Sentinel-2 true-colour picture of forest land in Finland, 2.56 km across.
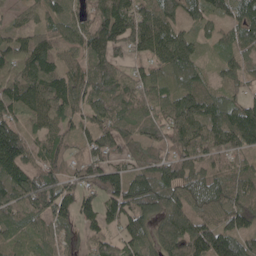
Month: May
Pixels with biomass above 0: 89%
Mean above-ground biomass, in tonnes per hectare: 89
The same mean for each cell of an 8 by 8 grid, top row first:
31 58 68 130 99 71 69 84
96 91 68 79 82 149 30 76
127 130 81 102 89 65 42 54
111 118 65 99 109 127 120 119
157 102 49 87 68 95 123 95
143 93 64 82 89 113 69 70
95 100 78 87 107 81 65 87
54 58 54 73 91 111 135 89
